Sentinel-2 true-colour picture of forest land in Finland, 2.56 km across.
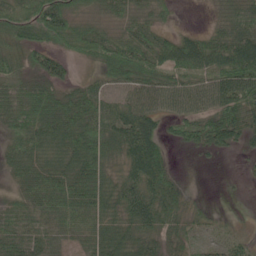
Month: June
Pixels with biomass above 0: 84%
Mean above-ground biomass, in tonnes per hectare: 56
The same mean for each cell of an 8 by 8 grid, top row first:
61 97 43 40 34 13 8 55
52 62 60 78 76 64 72 84
49 62 23 49 70 54 64 114
82 90 84 52 76 45 61 91
55 72 93 67 93 24 51 34
45 76 75 40 79 28 1 3
53 73 74 53 78 52 10 1
66 53 43 74 50 34 27 25
